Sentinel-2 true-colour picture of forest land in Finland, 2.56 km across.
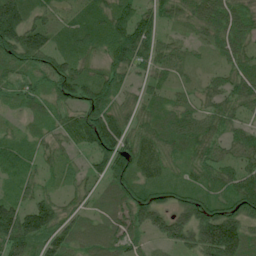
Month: July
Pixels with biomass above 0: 95%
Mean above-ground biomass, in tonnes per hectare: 63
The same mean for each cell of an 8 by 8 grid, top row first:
108 41 50 87 65 49 79 67
102 65 67 81 85 42 32 62
44 53 87 62 33 34 30 66
23 47 72 79 50 64 50 43
46 38 51 82 62 67 75 57
51 25 29 81 58 42 58 67
75 69 33 60 101 73 75 81
93 72 60 66 34 87 138 125
